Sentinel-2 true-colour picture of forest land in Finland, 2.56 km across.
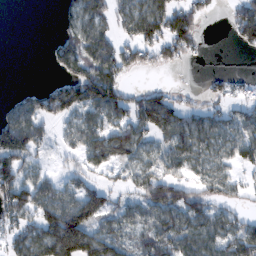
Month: February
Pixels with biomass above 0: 66%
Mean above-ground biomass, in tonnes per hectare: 71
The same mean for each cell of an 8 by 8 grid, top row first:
0 0 86 62 103 97 21 80
0 23 101 91 83 82 5 26
0 12 120 116 2 1 16 18
75 78 91 92 118 90 60 60
163 42 70 103 60 87 68 83
116 40 60 34 70 61 75 39
117 110 145 65 89 105 80 39
73 183 92 101 72 91 85 108
